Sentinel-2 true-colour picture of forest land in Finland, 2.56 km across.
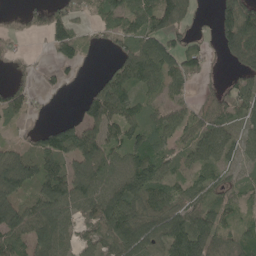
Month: May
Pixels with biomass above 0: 75%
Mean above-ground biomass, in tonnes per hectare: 77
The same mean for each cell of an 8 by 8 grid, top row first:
25 72 50 82 103 106 14 150
22 30 64 40 93 79 43 147
37 32 20 82 90 78 26 66
62 15 42 118 56 63 70 75
37 83 125 84 91 57 81 59
136 109 92 96 135 55 62 25
122 120 80 123 113 95 82 50
112 96 57 91 96 130 116 73
